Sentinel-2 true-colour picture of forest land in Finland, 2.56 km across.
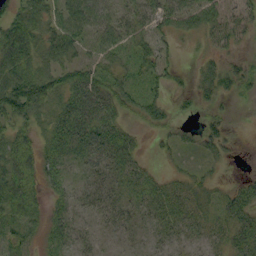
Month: September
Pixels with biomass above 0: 76%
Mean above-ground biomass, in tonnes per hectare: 32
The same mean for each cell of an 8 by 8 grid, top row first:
39 44 71 41 37 48 45 31
68 36 38 47 34 15 19 16
77 50 50 42 33 13 32 35
56 30 55 39 33 13 16 1
50 31 38 41 8 20 28 5
65 28 13 24 22 17 16 9
59 31 17 25 21 37 30 45
38 22 15 8 6 15 19 40
